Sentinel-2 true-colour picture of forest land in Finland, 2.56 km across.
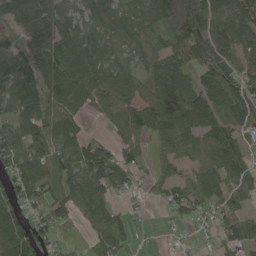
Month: May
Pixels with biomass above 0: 84%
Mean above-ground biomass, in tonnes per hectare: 83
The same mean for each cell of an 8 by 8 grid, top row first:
93 90 66 84 82 91 106 89
102 102 120 61 74 89 89 81
135 104 108 97 83 157 87 93
83 103 64 69 117 211 121 102
94 114 100 63 42 91 84 77
100 79 103 119 34 41 71 81
83 92 72 65 12 54 51 56
139 61 24 76 9 9 15 76
